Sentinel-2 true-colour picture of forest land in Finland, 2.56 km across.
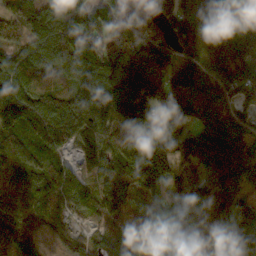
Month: October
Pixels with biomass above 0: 93%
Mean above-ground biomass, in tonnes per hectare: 125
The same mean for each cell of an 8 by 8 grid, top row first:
127 149 176 136 114 148 140 91
98 128 174 146 93 116 127 132
125 74 103 200 176 59 86 148
142 136 137 182 212 210 78 68
85 88 72 109 192 200 120 117
114 98 66 141 182 131 114 94
123 103 85 137 122 148 142 138
143 38 43 74 193 125 135 103
